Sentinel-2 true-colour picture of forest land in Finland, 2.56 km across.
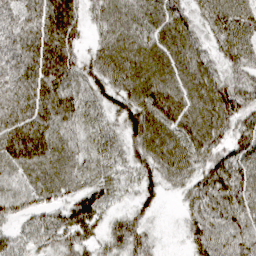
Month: March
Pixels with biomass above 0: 95%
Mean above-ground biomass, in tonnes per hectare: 64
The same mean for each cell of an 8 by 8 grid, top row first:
50 91 53 63 69 66 52 67
60 95 40 73 82 91 38 62
61 79 50 65 102 89 72 53
62 76 65 47 98 86 87 73
88 83 50 52 82 86 80 62
58 78 53 40 51 53 63 75
62 57 96 34 39 9 71 79
43 52 64 46 45 7 79 71
